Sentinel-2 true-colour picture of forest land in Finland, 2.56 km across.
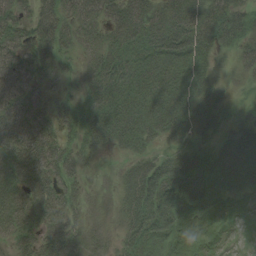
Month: August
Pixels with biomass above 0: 86%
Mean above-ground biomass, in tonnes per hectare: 44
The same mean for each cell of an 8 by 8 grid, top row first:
45 54 52 52 67 66 55 48
46 46 28 50 45 58 42 34
47 26 20 64 54 47 30 11
52 34 30 64 65 58 38 7
63 58 35 39 39 33 23 69
45 57 26 7 67 69 50 43
79 71 28 15 71 57 34 13
51 54 43 15 52 39 26 3
